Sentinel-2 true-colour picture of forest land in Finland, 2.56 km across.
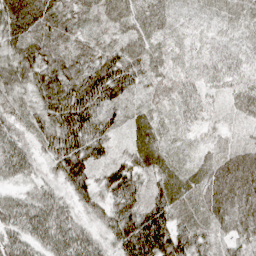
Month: April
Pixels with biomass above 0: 99%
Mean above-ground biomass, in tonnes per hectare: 55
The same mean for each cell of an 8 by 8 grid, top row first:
86 73 46 50 51 29 26 39
62 66 42 46 53 29 28 34
65 74 79 97 46 44 35 37
51 70 100 50 33 31 28 31
57 53 88 45 54 24 22 37
44 31 74 69 52 49 70 108
59 63 35 57 74 58 75 84
54 63 63 53 112 83 47 53
